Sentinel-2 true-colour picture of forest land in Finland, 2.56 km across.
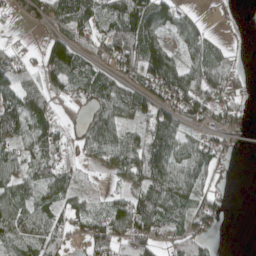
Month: April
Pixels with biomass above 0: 73%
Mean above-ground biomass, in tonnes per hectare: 58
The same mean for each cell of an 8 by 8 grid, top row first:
26 62 84 79 101 64 10 7
27 67 55 64 116 43 71 9
77 51 65 60 89 106 79 31
97 59 28 80 60 75 54 39
69 75 44 82 83 76 51 22
64 62 23 32 94 76 47 0
77 67 40 67 102 68 60 0
57 57 34 85 79 48 37 0
